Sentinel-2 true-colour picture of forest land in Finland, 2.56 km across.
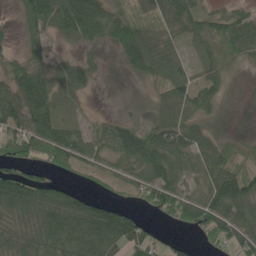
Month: May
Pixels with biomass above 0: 71%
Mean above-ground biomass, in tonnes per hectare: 51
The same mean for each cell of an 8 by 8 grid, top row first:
18 77 107 62 42 82 48 46
17 31 24 32 64 21 43 68
84 50 35 1 23 52 39 2
84 80 6 5 11 84 27 0
75 87 51 62 76 72 44 23
69 32 17 30 47 46 60 76
95 96 75 45 24 60 75 71
85 75 92 75 59 16 33 56
